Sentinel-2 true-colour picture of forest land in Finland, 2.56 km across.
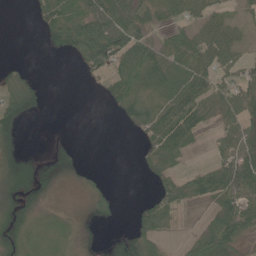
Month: June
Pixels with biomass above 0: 62%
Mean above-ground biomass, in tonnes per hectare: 37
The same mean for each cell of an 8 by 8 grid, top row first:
0 49 67 73 44 44 40 18
0 15 73 88 71 55 72 27
19 2 6 44 73 79 51 51
39 4 0 10 51 86 44 51
26 4 4 0 26 74 10 51
59 22 14 2 10 35 59 97
36 18 10 20 29 42 20 76
34 33 15 13 44 9 69 47
